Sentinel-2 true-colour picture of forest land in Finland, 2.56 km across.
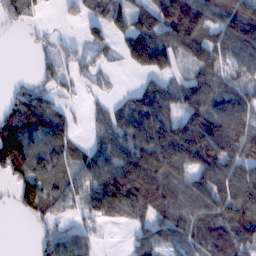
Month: February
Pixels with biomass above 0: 75%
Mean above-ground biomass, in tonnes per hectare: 83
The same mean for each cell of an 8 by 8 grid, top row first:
53 10 34 107 80 150 109 142
0 26 33 38 189 103 107 112
12 42 34 16 37 54 97 60
101 97 13 49 136 93 108 100
162 99 45 94 127 188 171 124
75 95 71 122 154 80 132 114
38 75 48 107 122 89 105 128
0 49 61 2 57 71 90 91
